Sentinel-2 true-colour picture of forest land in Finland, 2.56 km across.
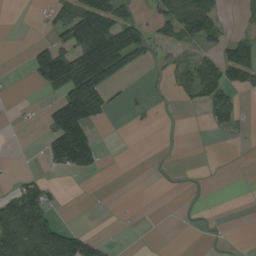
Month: August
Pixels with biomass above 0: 33%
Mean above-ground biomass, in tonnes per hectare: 46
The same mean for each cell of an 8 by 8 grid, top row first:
0 40 142 115 26 120 102 10
0 59 130 190 59 43 26 94
2 93 160 59 7 30 86 70
3 54 161 18 9 3 44 32
0 55 189 0 0 1 0 4
16 16 25 0 0 4 1 0
125 64 0 2 0 1 2 0
148 163 101 9 0 0 1 1
